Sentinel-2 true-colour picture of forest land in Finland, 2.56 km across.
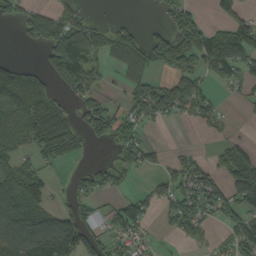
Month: September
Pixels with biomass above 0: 55%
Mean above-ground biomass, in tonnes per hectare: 72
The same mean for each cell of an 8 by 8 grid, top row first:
58 81 60 10 1 81 19 60
4 99 168 84 90 100 139 154
183 74 112 20 87 58 45 63
128 114 59 66 85 52 52 6
74 94 33 67 67 5 9 45
105 40 29 41 15 82 85 144
164 71 60 35 54 82 79 84
111 175 129 51 37 22 24 101
